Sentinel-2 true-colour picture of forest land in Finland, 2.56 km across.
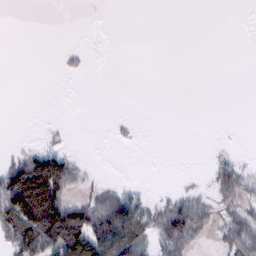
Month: February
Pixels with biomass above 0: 31%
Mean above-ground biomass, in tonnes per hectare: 28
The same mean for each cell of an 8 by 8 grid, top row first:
0 0 0 0 0 0 0 0
0 0 5 0 0 0 0 0
0 0 2 0 0 0 0 0
0 0 0 0 0 0 0 0
3 16 1 3 0 0 1 0
108 183 24 1 0 1 15 61
142 176 74 104 50 71 46 50
81 116 103 105 59 92 17 87
